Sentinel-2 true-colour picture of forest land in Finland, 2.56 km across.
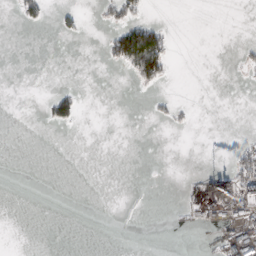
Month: March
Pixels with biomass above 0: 11%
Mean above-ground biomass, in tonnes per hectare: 12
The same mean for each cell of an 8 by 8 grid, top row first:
9 15 13 25 17 0 0 0
0 0 0 42 137 7 0 6
0 0 0 0 41 3 0 2
0 21 25 0 1 11 0 0
0 0 0 0 0 0 0 13
0 0 0 0 0 0 32 104
0 0 0 0 0 4 29 105
0 0 0 0 0 17 7 87
